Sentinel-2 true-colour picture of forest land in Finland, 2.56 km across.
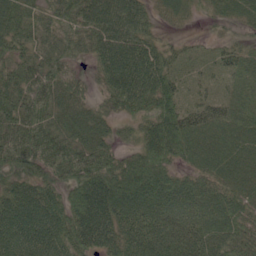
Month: June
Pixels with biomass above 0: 94%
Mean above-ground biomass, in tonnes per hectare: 72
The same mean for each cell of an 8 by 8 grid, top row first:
94 67 85 100 57 30 24 46
64 74 59 101 82 28 19 42
79 97 36 80 93 49 21 35
88 93 67 50 61 83 57 50
106 107 89 56 70 92 69 69
85 71 104 100 97 52 54 64
97 90 109 102 96 85 78 59
74 77 85 72 93 86 80 62
